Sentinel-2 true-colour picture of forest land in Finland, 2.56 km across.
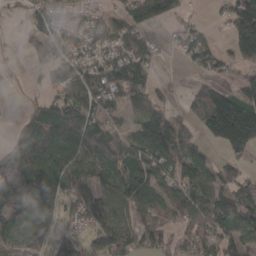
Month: March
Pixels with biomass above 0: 74%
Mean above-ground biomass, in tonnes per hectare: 85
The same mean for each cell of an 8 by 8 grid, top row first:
15 98 47 47 80 56 9 117
9 71 53 59 57 23 86 90
3 36 97 125 99 9 43 48
3 103 131 66 107 37 175 175
72 176 138 99 130 130 51 140
162 130 103 111 123 99 72 44
114 84 63 117 116 94 110 140
82 48 49 127 87 69 103 108
